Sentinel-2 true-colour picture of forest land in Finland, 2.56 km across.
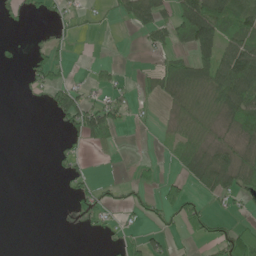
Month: June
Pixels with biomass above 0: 40%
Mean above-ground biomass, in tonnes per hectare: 33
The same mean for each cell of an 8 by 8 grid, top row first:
15 13 15 10 76 76 166 69
4 22 5 2 16 41 114 83
2 41 9 23 15 75 74 111
0 18 88 60 5 23 39 86
0 1 34 28 1 28 32 31
0 3 26 1 13 22 68 63
0 0 27 25 24 60 23 16
0 0 1 12 39 8 31 81
